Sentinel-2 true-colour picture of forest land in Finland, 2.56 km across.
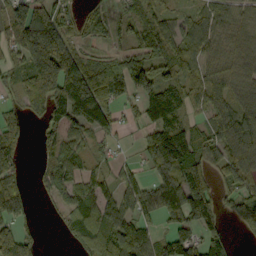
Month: September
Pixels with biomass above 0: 75%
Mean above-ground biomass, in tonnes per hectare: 92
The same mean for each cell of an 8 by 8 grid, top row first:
123 135 39 19 73 52 71 64
90 279 64 26 68 91 84 92
57 204 201 185 110 75 94 82
61 71 157 89 85 110 70 105
77 61 49 36 46 130 102 143
60 64 64 47 49 100 87 99
116 14 132 120 92 130 125 85
149 4 91 160 113 121 98 16
